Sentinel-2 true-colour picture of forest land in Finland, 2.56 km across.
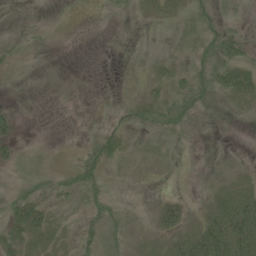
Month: June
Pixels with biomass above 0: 30%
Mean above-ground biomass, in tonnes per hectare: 13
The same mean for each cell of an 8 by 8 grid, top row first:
0 1 1 5 6 11 17 8
6 2 0 0 0 1 20 33
0 0 0 0 7 16 31 55
10 0 0 4 20 31 6 3
20 1 6 35 1 2 0 0
8 10 33 4 0 0 0 4
42 21 8 21 0 35 14 54
31 19 25 11 0 26 68 67
